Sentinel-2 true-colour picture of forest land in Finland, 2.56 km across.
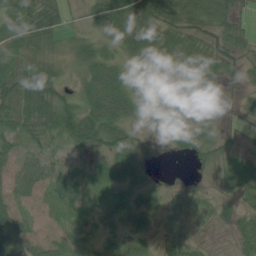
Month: July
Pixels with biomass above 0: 78%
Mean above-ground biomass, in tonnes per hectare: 33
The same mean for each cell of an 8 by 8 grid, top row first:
53 41 9 79 76 54 49 25
30 18 21 17 64 54 40 26
57 46 22 57 33 21 19 17
54 53 57 72 25 16 5 10
28 20 40 54 22 11 21 14
37 45 39 34 21 1 5 43
32 15 30 38 32 28 12 21
54 26 34 23 29 22 5 36
